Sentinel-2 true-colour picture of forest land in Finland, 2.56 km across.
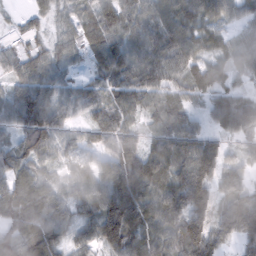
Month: February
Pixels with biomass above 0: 93%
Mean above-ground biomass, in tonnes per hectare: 73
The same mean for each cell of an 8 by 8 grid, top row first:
14 35 48 80 83 77 68 50
41 47 45 76 74 88 51 51
72 72 36 72 86 58 81 32
97 102 44 75 53 78 46 98
63 70 52 79 65 95 72 41
78 45 71 113 104 83 101 66
99 96 71 142 99 92 84 83
89 89 50 107 92 91 103 76
